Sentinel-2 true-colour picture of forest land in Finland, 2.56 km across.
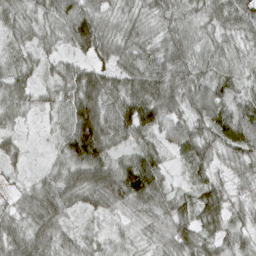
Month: March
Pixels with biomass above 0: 97%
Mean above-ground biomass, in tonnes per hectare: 58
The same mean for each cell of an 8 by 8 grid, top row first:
42 44 80 40 43 53 48 67
40 36 47 60 58 74 54 41
52 29 83 72 84 73 63 48
44 30 123 92 120 59 80 67
30 17 130 76 50 52 58 85
17 42 78 88 118 18 45 38
41 84 38 48 61 61 71 38
65 70 43 29 35 64 47 42
